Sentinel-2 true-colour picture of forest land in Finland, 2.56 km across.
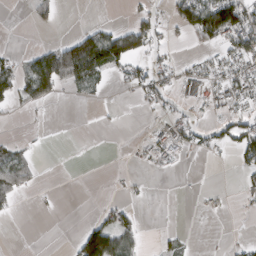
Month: March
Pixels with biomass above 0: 30%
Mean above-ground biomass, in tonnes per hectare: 29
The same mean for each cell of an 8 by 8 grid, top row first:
0 23 0 1 24 45 154 101
4 37 118 108 61 10 32 75
60 117 64 17 43 30 40 55
10 4 0 1 7 22 16 34
22 1 0 0 11 45 25 50
74 0 0 5 4 5 0 21
12 4 0 22 2 0 7 4
0 0 65 116 15 12 1 6
